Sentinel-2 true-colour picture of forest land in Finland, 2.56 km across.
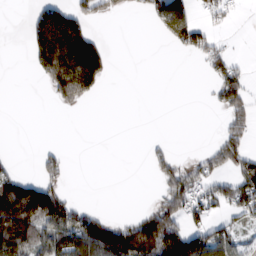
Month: February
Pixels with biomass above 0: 36%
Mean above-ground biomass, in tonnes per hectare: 55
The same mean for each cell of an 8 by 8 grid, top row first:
0 124 87 22 24 132 23 8
0 174 202 20 0 31 68 1
0 74 203 13 0 0 20 62
0 0 9 0 0 0 5 59
0 6 0 0 9 12 13 72
71 49 0 0 2 74 55 66
207 182 52 2 17 88 65 59
179 101 137 181 191 154 87 35
